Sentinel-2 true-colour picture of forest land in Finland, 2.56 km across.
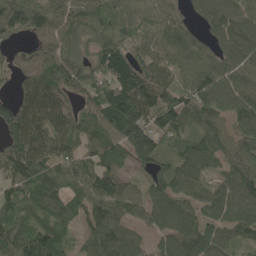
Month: May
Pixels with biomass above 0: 91%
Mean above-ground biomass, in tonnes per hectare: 102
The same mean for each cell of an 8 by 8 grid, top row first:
113 89 91 71 60 50 113 123
33 77 74 108 73 80 70 157
42 118 108 133 125 69 113 125
92 114 70 177 140 151 126 119
101 103 84 102 150 105 103 87
123 118 99 109 51 116 81 118
125 107 77 111 88 124 93 116
127 126 53 129 53 136 134 82
